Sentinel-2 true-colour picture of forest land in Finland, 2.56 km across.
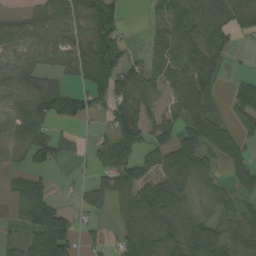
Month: September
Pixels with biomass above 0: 69%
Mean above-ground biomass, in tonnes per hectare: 57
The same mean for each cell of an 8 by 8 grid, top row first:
24 60 82 126 5 39 90 77
50 61 59 139 7 59 84 17
66 32 46 101 53 44 31 17
58 87 62 61 46 40 47 24
43 80 16 75 54 79 93 52
23 31 5 72 44 93 45 53
32 89 26 48 108 80 35 45
34 121 34 22 87 82 97 67
